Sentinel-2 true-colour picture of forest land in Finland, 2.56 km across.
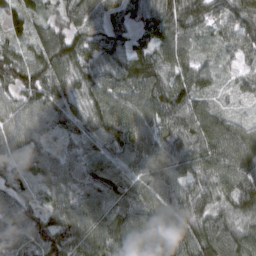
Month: March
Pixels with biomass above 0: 97%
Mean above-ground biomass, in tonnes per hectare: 90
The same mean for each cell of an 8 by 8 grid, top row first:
59 46 85 69 77 113 75 95
64 110 86 82 77 107 42 80
99 106 84 89 119 98 57 39
75 103 85 111 102 107 85 23
66 56 87 96 101 94 121 87
63 81 95 107 93 93 94 100
89 62 101 117 105 93 93 101
81 102 107 124 117 122 140 116
